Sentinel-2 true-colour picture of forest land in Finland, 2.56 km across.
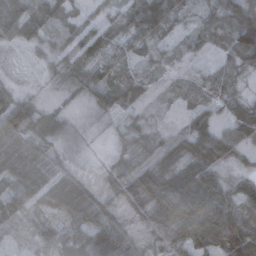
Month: November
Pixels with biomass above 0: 86%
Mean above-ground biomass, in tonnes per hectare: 45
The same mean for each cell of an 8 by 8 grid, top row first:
36 43 24 29 106 43 36 79
14 19 57 61 32 25 29 83
9 9 40 55 38 23 45 24
86 18 3 30 21 9 34 38
84 50 9 14 30 29 66 44
67 74 30 24 50 61 72 25
54 38 69 20 44 81 92 58
6 46 71 120 21 53 72 120
